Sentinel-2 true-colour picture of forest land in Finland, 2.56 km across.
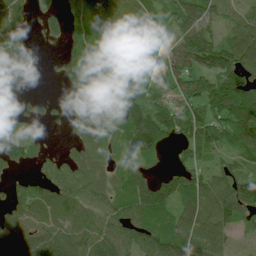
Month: July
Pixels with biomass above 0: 80%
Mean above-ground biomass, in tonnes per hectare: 72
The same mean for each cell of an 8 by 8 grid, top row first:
75 30 52 88 84 73 89 38
58 4 53 46 63 116 157 106
29 3 63 47 89 118 107 111
39 14 64 59 105 99 99 154
56 14 47 55 115 55 93 117
19 36 67 52 49 74 72 64
61 82 79 78 105 72 97 130
83 82 92 82 76 91 93 17
